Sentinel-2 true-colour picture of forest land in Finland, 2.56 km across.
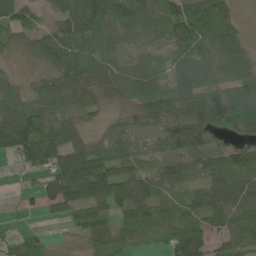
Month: June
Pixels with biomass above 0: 81%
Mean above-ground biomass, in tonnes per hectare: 74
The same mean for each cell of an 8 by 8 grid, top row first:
88 27 107 134 97 129 167 23
28 88 84 67 62 101 98 68
28 55 98 85 99 49 79 105
99 98 66 22 65 64 106 129
115 135 66 59 35 74 60 42
6 71 138 131 64 63 59 79
8 46 80 83 81 45 85 81
33 21 25 58 27 97 70 63
